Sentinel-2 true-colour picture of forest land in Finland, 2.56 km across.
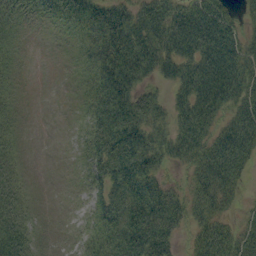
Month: September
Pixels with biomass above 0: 74%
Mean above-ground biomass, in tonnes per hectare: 40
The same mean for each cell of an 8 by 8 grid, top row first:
20 16 44 49 53 66 70 23
13 1 19 60 60 69 73 57
10 0 11 65 37 48 77 74
13 0 12 61 56 38 55 56
18 0 13 57 58 55 56 67
34 0 10 51 62 14 70 35
54 1 5 51 76 56 54 19
67 5 13 55 76 33 66 55
